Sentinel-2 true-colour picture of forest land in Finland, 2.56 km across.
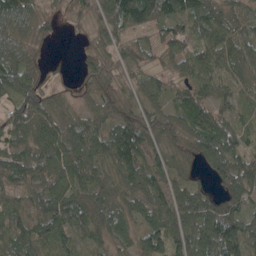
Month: May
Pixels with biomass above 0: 91%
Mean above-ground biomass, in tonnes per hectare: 86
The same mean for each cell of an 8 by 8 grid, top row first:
154 46 53 129 159 105 112 74
118 21 18 74 49 86 88 84
128 48 34 77 65 53 77 69
94 112 52 78 65 62 72 46
81 103 112 116 109 78 106 65
95 94 91 72 107 66 42 121
81 125 110 73 72 112 95 84
86 86 59 60 85 100 153 141
